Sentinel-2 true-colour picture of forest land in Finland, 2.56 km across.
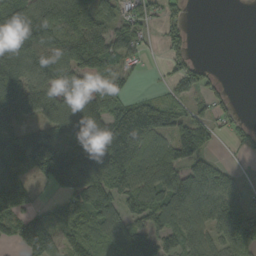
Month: September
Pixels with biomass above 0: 74%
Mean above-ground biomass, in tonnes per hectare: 86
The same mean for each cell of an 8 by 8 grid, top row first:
156 123 145 68 64 30 0 0
134 118 131 92 33 37 0 0
173 104 75 79 6 49 40 0
125 81 133 91 120 75 48 15
124 93 118 160 123 115 53 16
126 113 161 140 119 97 105 24
84 38 128 100 117 133 103 83
46 104 84 77 84 94 87 114
